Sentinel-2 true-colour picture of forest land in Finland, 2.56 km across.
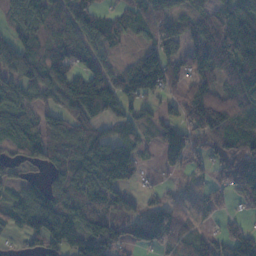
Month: November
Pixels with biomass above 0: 80%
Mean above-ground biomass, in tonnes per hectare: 64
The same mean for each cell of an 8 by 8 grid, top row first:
48 73 85 38 65 60 57 67
67 51 104 37 50 66 117 141
71 72 82 67 107 47 78 115
82 50 77 54 32 39 119 87
58 49 61 82 34 84 50 65
24 28 76 76 9 20 31 102
58 91 76 75 30 48 38 23
14 93 111 90 46 44 41 76
